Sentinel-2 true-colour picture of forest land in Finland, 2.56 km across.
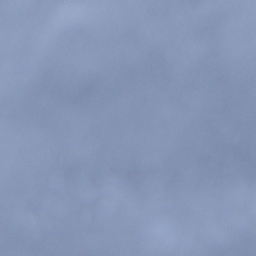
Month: December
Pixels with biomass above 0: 90%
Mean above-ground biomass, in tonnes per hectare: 99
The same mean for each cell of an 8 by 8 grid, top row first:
92 97 33 88 137 83 17 40
146 58 34 102 156 96 76 88
148 112 122 107 166 129 97 118
109 83 149 126 153 122 107 111
75 94 146 136 157 82 116 66
124 98 152 133 124 58 110 45
118 113 111 85 83 55 107 92
94 60 72 67 78 49 70 37
